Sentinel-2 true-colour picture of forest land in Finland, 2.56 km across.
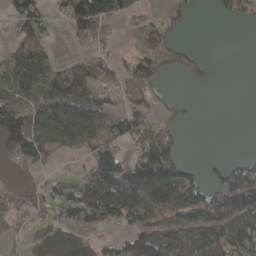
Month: April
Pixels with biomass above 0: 54%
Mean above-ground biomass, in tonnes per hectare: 59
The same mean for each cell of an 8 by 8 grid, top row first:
76 37 128 90 11 29 2 41
55 31 8 17 36 39 1 0
75 60 75 33 86 13 18 0
112 80 92 50 71 15 0 0
111 83 51 77 88 46 0 0
21 23 34 183 156 120 31 90
47 46 70 131 101 94 108 135
27 56 60 32 98 76 97 128
